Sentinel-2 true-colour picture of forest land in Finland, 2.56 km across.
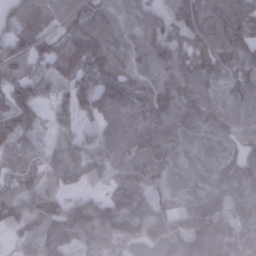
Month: January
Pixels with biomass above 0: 95%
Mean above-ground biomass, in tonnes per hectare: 97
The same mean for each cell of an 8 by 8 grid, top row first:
82 62 105 90 70 83 119 109
97 63 92 106 88 88 126 111
108 66 50 119 91 112 92 93
164 59 91 123 108 116 106 92
110 46 91 124 128 115 93 80
79 79 87 78 127 101 108 117
103 110 108 141 104 73 126 82
53 126 65 79 108 97 148 68
